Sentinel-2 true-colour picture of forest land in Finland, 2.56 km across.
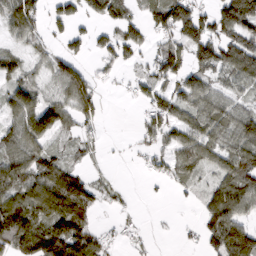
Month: March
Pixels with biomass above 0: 68%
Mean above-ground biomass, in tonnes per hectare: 68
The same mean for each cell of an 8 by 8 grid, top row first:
116 47 48 72 56 143 60 174
33 33 31 61 46 65 100 103
64 43 98 9 40 73 56 66
93 126 83 1 37 72 77 57
92 69 38 2 31 68 81 91
122 105 59 13 12 46 35 97
139 127 118 18 3 3 68 91
140 140 120 23 13 7 68 129
